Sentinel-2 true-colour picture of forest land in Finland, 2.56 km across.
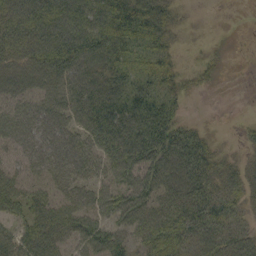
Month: September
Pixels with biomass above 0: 81%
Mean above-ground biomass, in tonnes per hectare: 44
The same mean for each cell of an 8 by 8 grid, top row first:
66 72 70 70 64 19 0 0
55 64 76 59 44 18 5 0
46 48 60 56 44 27 11 0
42 56 56 74 76 27 0 0
42 63 53 66 81 81 27 10
35 41 41 45 66 60 52 34
40 50 48 53 52 46 60 26
43 49 45 55 38 44 43 40
